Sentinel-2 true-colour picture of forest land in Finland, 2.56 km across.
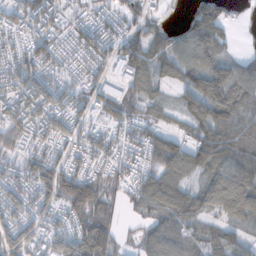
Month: November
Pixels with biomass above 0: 85%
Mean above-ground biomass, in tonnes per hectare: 79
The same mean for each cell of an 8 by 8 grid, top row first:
78 87 51 61 61 10 132 18
71 79 69 73 86 66 111 17
94 77 50 58 59 47 36 83
112 111 60 71 53 46 120 106
59 75 70 68 100 79 136 105
75 115 110 65 72 90 77 110
92 79 137 51 68 119 74 107
92 69 131 85 58 99 79 60
